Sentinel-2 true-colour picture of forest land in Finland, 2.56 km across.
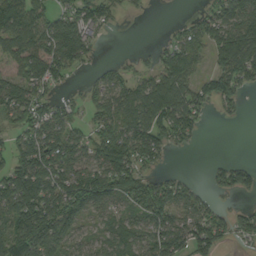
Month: September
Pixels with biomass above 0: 73%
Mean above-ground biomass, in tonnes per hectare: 85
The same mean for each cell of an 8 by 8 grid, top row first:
116 86 101 50 8 3 71 118
102 117 125 1 6 86 93 152
80 93 13 57 57 127 71 112
109 80 39 82 116 156 34 25
80 125 74 177 116 51 1 0
148 131 121 159 90 31 25 71
142 142 134 68 135 109 64 31
117 136 47 73 89 111 114 49
